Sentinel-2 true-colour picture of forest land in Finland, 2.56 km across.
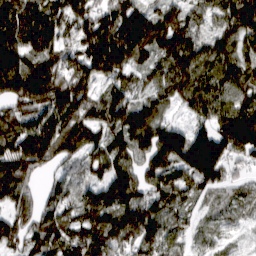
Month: March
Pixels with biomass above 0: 93%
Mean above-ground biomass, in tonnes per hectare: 121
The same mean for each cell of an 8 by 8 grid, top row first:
189 160 122 155 138 103 76 150
159 145 108 237 154 148 92 98
201 185 137 96 63 132 114 94
91 139 134 149 126 49 116 130
148 163 116 120 138 190 202 190
150 41 53 144 120 116 146 36
87 85 103 154 122 86 40 59
84 119 123 154 111 65 44 26
